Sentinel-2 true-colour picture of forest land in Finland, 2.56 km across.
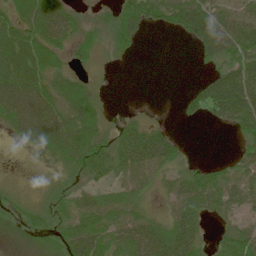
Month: June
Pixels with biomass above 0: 72%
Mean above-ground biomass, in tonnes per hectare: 49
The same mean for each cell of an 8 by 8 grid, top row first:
56 98 26 31 87 79 97 51
81 71 53 26 8 0 71 82
106 57 34 1 0 0 39 96
103 99 79 5 7 10 56 104
21 74 86 60 109 47 0 26
3 12 38 41 60 42 45 50
12 19 50 52 25 62 44 52
12 14 78 50 96 86 16 65
